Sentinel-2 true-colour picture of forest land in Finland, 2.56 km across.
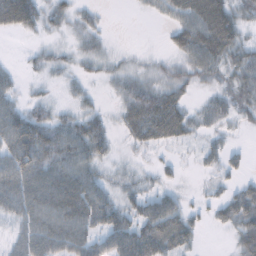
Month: October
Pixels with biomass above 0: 73%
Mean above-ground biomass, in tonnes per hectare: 41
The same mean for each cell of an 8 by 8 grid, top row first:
82 33 25 2 7 41 96 40
1 18 22 11 5 34 82 50
18 13 17 21 33 39 29 45
50 31 29 15 75 63 36 31
80 76 69 28 37 24 18 5
81 80 74 22 21 12 13 18
54 85 85 55 47 40 20 65
33 76 63 59 80 57 2 44
